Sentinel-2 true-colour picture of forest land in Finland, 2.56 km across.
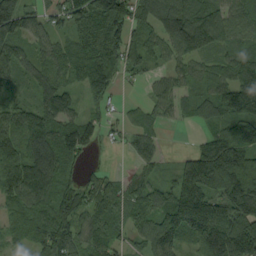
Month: August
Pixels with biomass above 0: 86%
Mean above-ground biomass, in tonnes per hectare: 104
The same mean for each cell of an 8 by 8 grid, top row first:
164 72 105 164 91 158 124 75
103 74 102 128 101 114 110 73
64 88 79 94 34 55 67 127
93 130 64 39 40 50 74 147
132 144 124 19 62 0 100 151
143 133 46 34 62 95 204 219
89 98 93 86 97 194 213 202
44 108 90 84 85 135 182 189
